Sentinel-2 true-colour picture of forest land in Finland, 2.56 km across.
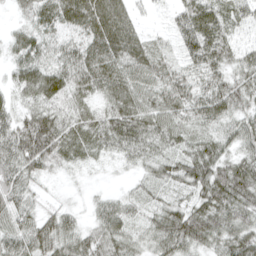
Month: April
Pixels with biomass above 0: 93%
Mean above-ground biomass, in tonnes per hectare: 51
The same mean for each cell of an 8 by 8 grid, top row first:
17 50 70 75 13 38 69 42
37 42 55 76 56 35 80 36
37 71 66 70 55 55 52 49
39 53 46 59 65 54 60 44
71 85 64 54 63 47 49 46
58 25 11 7 30 52 74 76
52 21 14 40 37 49 69 64
55 63 48 52 37 77 53 61
